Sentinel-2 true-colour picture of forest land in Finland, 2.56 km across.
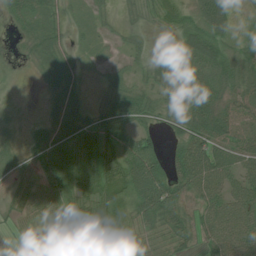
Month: July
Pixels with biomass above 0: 78%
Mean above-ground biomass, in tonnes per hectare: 41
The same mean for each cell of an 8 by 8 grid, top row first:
39 35 15 11 21 27 78 9
5 37 15 12 16 23 62 37
2 22 16 23 28 45 68 61
2 10 23 53 56 22 69 49
17 59 64 53 61 31 73 49
26 69 65 49 100 62 74 48
26 32 69 59 73 58 51 64
10 4 35 65 46 52 43 62
